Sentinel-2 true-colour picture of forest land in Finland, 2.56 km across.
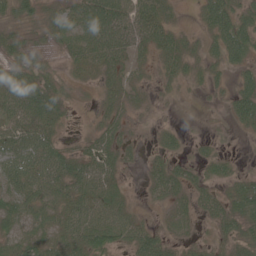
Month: June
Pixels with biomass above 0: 80%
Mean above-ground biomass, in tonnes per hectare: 33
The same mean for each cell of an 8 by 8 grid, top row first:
32 21 55 75 61 16 47 51
31 16 41 61 35 43 26 61
47 32 11 27 13 23 21 25
47 48 5 27 7 2 2 42
51 49 14 38 9 18 10 1
57 54 53 33 15 42 25 25
43 33 49 44 6 27 31 46
31 34 50 47 53 19 12 37
